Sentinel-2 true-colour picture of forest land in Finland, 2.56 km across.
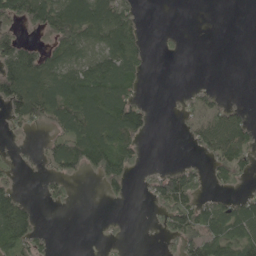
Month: May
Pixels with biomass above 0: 48%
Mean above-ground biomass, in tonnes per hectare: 54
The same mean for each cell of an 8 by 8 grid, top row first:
81 117 135 131 11 0 0 0
99 62 85 115 37 6 0 0
157 119 112 126 23 0 2 0
74 90 116 142 47 7 56 38
9 34 118 110 25 0 64 82
19 37 27 85 12 84 31 34
115 11 1 2 2 89 62 71
98 15 0 6 0 41 95 97
